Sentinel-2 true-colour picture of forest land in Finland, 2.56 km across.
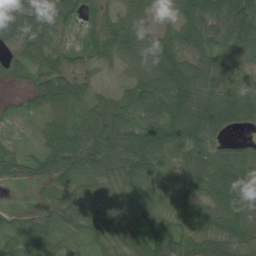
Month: July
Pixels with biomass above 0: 93%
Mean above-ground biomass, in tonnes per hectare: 71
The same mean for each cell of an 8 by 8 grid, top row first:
79 71 54 41 52 54 118 139
45 65 50 70 72 82 98 81
15 84 50 13 75 120 81 60
21 71 64 77 80 111 127 126
18 66 91 84 113 95 68 34
28 64 76 69 89 60 94 95
14 37 62 74 59 65 66 78
69 66 37 76 94 93 80 89
